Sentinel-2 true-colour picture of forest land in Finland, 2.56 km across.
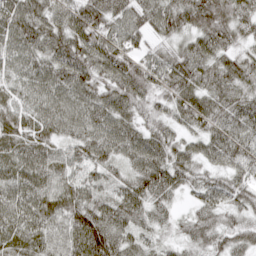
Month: April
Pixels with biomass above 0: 97%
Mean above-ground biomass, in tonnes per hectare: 70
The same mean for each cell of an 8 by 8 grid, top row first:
89 84 95 85 76 92 105 70
70 80 92 84 46 50 70 52
55 74 78 68 81 90 68 68
66 72 76 71 60 60 76 80
70 63 67 78 80 65 73 87
70 78 65 43 90 80 54 69
74 75 79 67 58 26 56 51
64 66 90 80 39 33 53 54
